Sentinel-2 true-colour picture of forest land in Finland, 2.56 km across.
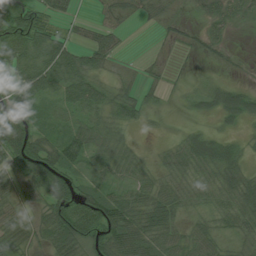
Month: July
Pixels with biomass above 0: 77%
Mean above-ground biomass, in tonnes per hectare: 36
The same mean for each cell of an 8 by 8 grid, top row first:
74 39 12 35 24 14 32 27
74 70 37 38 0 9 21 2
68 65 64 20 14 6 9 6
54 15 38 44 29 2 17 55
70 34 56 40 3 15 40 15
30 61 25 31 20 22 22 50
30 50 77 75 50 36 19 53
46 41 71 66 63 37 37 21
